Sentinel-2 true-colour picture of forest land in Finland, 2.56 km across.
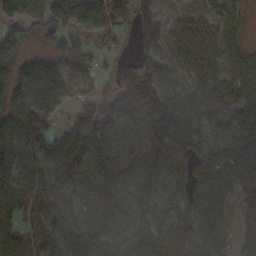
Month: October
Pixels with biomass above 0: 87%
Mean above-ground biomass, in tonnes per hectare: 88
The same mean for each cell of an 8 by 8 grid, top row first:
103 108 91 115 60 32 38 41
106 51 75 37 69 66 80 55
105 130 55 31 80 50 79 94
90 87 60 79 76 103 85 100
114 104 133 102 73 91 98 111
119 127 110 124 95 67 110 116
114 101 49 84 87 77 100 86
119 103 98 92 85 83 108 108
